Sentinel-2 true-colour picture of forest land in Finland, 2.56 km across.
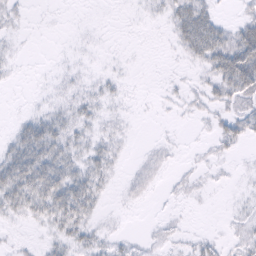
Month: February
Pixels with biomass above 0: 52%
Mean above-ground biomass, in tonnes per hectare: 13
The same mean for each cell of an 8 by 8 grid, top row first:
8 1 0 0 4 28 31 12
4 0 2 1 0 10 48 52
2 2 6 7 0 3 17 49
2 13 15 5 1 3 9 20
25 39 17 14 2 3 5 13
44 43 29 12 11 4 4 3
23 35 38 2 2 2 1 5
3 10 20 9 4 6 8 11
